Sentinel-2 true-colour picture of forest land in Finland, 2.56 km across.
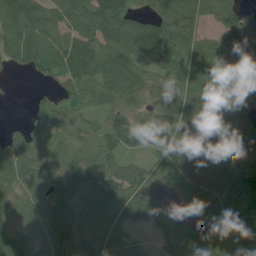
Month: July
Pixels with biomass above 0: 88%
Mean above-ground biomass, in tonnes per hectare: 85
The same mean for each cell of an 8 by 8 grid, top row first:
110 87 88 112 56 119 77 79
107 87 99 84 106 102 76 116
7 39 81 87 62 83 80 125
0 58 48 63 52 83 78 132
60 60 67 88 104 93 60 89
77 87 91 90 73 116 150 139
72 73 87 91 126 44 116 118
83 79 67 81 26 108 116 113
